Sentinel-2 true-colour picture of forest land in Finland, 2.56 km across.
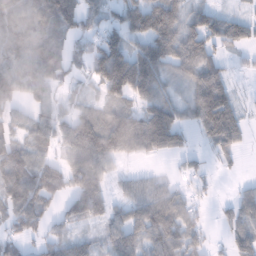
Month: January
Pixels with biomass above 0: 76%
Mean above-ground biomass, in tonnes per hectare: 67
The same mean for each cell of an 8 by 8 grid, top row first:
74 80 89 51 117 83 79 36
70 80 34 132 91 108 86 44
68 71 30 119 117 57 109 8
33 53 48 68 76 62 125 43
52 48 110 97 80 56 32 39
111 102 107 37 28 17 20 11
89 57 79 46 82 75 14 72
37 51 51 66 77 86 30 63
